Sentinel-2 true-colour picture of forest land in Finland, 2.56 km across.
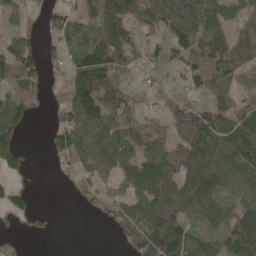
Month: May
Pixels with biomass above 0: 74%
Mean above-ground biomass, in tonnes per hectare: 88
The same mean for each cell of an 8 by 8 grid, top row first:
59 40 67 115 94 147 120 71
107 36 101 148 58 76 127 107
124 42 166 101 25 29 94 54
115 30 165 111 45 79 93 99
96 28 98 122 107 73 163 153
49 1 50 82 128 121 154 110
70 11 17 58 114 127 122 111
21 10 0 10 142 162 97 180
